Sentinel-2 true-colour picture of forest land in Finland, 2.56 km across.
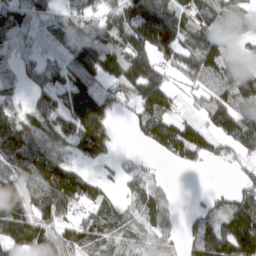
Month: March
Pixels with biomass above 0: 77%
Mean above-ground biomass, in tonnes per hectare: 98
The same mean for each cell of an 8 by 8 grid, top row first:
84 72 81 107 190 134 112 117
83 46 150 110 164 162 160 52
46 67 165 37 212 57 116 141
67 132 197 78 82 58 107 167
148 112 129 64 35 124 80 109
147 171 99 26 75 3 1 26
147 128 80 57 94 36 66 76
130 110 97 57 51 39 136 97
